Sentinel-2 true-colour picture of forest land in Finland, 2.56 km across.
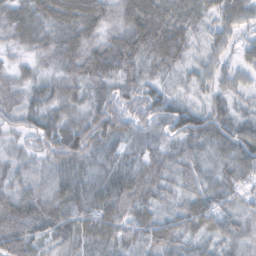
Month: February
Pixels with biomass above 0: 97%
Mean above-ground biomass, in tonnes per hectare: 54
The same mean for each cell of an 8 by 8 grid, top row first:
57 63 78 54 80 61 35 45
31 54 72 75 74 62 33 30
39 40 64 63 54 27 36 29
56 54 50 93 68 65 53 28
28 66 84 49 44 46 47 72
41 39 52 60 62 36 34 58
74 75 67 73 54 37 64 35
78 48 59 55 53 46 40 46
